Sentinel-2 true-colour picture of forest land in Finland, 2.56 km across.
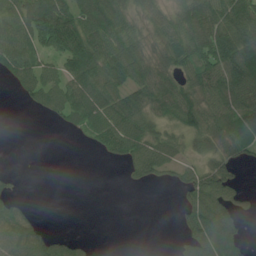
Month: June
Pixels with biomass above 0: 63%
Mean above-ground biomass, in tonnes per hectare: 57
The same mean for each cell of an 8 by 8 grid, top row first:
79 128 96 100 51 62 120 101
98 83 132 92 67 94 126 109
49 65 97 79 78 55 86 89
0 41 86 86 66 75 76 81
0 0 5 69 74 42 46 66
11 0 0 0 46 35 85 16
44 0 0 0 0 17 103 38
83 51 16 0 0 11 88 43
